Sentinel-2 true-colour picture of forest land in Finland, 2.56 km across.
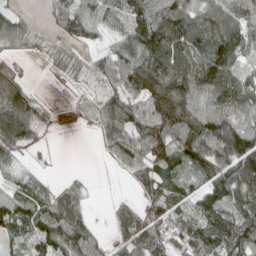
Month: April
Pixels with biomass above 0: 80%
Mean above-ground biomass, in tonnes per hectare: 72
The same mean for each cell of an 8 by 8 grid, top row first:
42 29 98 77 103 113 82 70
29 28 44 60 118 133 126 66
39 3 33 78 89 117 124 67
120 19 22 85 84 88 85 84
77 9 0 71 103 97 143 134
41 14 10 7 69 57 63 138
96 88 71 18 43 57 91 98
42 96 103 35 86 66 111 100
